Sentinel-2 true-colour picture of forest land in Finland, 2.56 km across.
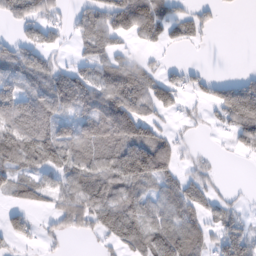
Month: February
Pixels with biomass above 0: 64%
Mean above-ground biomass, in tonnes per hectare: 62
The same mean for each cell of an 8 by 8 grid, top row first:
63 53 42 85 106 48 28 2
54 51 29 48 20 16 6 0
74 89 84 104 75 38 40 41
86 82 88 144 62 24 17 118
103 113 111 133 143 50 3 42
65 43 86 104 130 60 30 0
42 29 87 104 67 77 49 19
31 21 10 47 88 125 57 75
